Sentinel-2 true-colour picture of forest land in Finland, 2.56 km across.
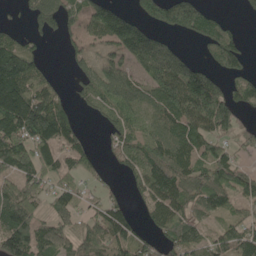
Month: May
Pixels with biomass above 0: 69%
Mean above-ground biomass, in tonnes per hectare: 88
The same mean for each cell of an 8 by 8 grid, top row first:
10 73 70 122 79 165 65 11
110 9 42 65 137 35 52 62
199 50 41 98 86 164 116 54
229 182 22 66 58 133 187 52
139 122 57 31 83 118 93 42
107 81 49 14 92 152 119 75
151 44 46 80 45 111 90 48
145 112 96 116 63 93 69 97
